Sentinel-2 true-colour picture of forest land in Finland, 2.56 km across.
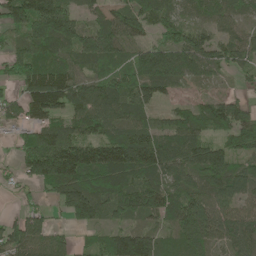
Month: May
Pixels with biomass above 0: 84%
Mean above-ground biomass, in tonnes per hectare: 85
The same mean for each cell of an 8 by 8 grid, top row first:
116 165 65 73 114 55 57 66
57 104 95 93 68 112 95 80
71 126 87 90 116 82 41 19
47 111 91 93 72 51 76 78
37 124 111 103 103 90 92 77
36 155 124 108 82 89 103 102
21 33 133 78 96 89 106 68
106 94 24 83 100 63 87 92
